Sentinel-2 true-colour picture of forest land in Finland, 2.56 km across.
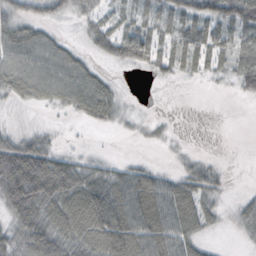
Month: October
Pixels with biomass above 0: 69%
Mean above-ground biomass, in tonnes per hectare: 37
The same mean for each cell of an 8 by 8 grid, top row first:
41 36 27 27 34 45 58 74
54 50 18 43 58 41 52 44
57 59 52 15 4 13 12 32
9 9 28 32 6 1 0 0
47 27 4 1 6 7 0 0
102 92 51 42 41 25 34 1
65 62 77 70 67 58 31 22
51 71 60 81 62 47 14 9
